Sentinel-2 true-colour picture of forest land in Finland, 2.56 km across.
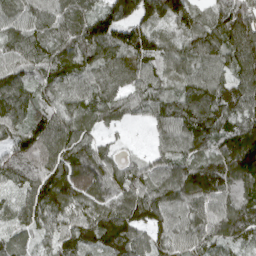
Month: April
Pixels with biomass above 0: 95%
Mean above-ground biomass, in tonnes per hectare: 107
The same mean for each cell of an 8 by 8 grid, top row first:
83 105 99 133 124 122 75 137
97 106 122 123 151 76 119 135
113 83 87 100 100 70 105 116
111 89 95 96 68 122 145 133
111 125 112 37 12 99 104 160
112 136 115 104 111 111 118 155
73 140 97 125 144 94 95 134
57 69 142 166 98 96 95 85
